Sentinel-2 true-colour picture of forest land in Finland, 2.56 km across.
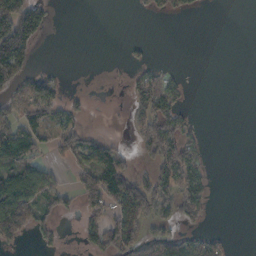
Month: October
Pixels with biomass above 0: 40%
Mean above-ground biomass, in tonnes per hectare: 48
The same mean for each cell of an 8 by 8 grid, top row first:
153 35 0 0 8 25 1 0
159 0 0 0 6 0 0 0
102 53 0 1 49 17 0 0
86 84 30 6 78 55 0 0
136 47 95 50 67 98 10 0
99 55 59 142 43 131 35 0
163 59 62 91 125 100 30 0
55 21 26 105 101 69 53 0
